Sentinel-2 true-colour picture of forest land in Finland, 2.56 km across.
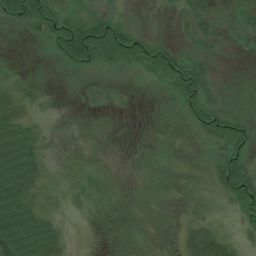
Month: July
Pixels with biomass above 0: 73%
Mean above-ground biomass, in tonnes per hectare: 24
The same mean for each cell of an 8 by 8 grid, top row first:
58 47 31 26 11 11 24 17
2 20 117 103 59 26 18 9
13 8 21 17 19 57 29 4
32 10 8 7 0 11 48 13
41 15 7 2 2 4 21 55
42 18 15 4 6 10 20 71
47 19 11 4 6 8 18 43
68 43 2 1 4 11 48 19
